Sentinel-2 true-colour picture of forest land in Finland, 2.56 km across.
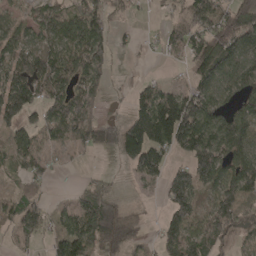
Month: April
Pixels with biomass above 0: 68%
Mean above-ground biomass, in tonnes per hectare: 97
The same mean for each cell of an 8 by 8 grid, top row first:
51 114 153 72 7 60 136 116
100 111 153 75 7 57 140 128
163 166 95 21 24 10 99 123
151 98 111 7 134 225 140 97
79 69 84 99 198 155 162 128
39 48 6 13 99 102 127 159
77 81 113 108 13 132 72 104
46 94 187 123 42 144 96 31
